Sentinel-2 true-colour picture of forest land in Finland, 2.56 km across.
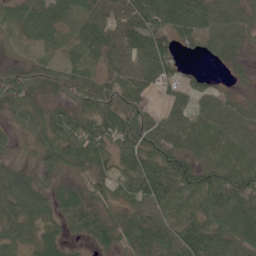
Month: June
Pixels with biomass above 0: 88%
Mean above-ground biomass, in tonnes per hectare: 45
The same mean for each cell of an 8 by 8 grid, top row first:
40 42 43 59 68 57 45 39
13 13 34 58 65 37 27 23
49 37 37 41 52 37 15 11
30 41 43 60 37 39 47 42
13 45 66 49 59 38 39 49
46 25 23 49 76 77 55 69
55 34 51 31 62 46 65 59
28 43 19 47 67 68 74 55
